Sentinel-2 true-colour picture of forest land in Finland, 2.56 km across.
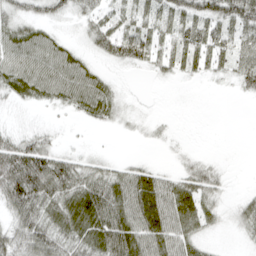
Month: April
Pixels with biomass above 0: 69%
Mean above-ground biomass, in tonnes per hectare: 37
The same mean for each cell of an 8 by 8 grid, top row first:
41 36 27 27 34 45 58 74
54 50 18 43 58 41 52 44
57 59 52 15 4 13 12 32
9 9 28 32 6 1 0 0
47 27 4 1 6 7 0 0
102 92 51 42 41 25 34 1
65 62 77 70 67 58 31 22
51 71 60 81 62 47 14 9
